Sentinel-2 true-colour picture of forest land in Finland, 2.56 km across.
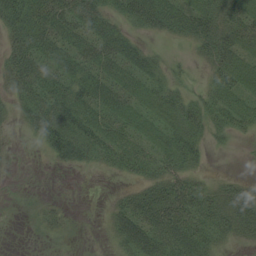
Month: August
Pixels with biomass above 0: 69%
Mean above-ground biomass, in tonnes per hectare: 28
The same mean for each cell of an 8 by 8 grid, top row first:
55 53 51 29 50 39 41 39
38 43 39 45 20 2 31 41
32 43 39 39 32 11 16 39
16 46 36 36 31 36 29 32
3 29 36 41 32 37 16 2
1 1 2 9 27 31 9 8
1 10 0 18 48 60 41 44
0 3 1 16 51 49 34 14
